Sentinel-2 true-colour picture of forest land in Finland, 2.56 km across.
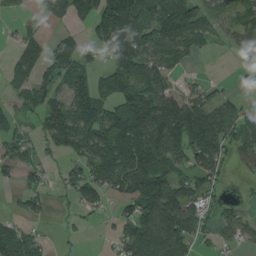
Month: August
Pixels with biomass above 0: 67%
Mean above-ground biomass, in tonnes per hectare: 79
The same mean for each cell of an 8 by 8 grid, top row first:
22 43 71 175 121 170 68 72
43 65 74 105 111 95 38 39
64 82 85 98 123 34 24 12
50 89 114 80 168 182 106 69
57 42 113 126 169 153 175 86
29 28 61 112 172 86 71 16
18 25 37 19 104 123 52 35
113 22 8 24 117 100 33 46
